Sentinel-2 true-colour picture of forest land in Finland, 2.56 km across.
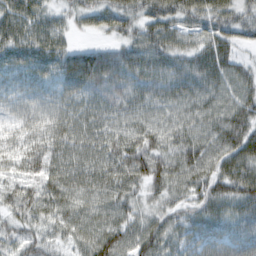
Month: February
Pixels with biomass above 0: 96%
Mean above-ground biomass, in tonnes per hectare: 58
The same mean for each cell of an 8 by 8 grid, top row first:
76 42 42 65 53 60 63 49
64 64 38 44 63 55 63 34
44 44 99 73 62 64 61 53
40 40 52 51 46 45 57 62
43 55 57 61 71 57 61 80
43 64 66 69 76 65 71 88
54 61 58 62 41 46 60 61
43 38 49 86 73 53 67 64
